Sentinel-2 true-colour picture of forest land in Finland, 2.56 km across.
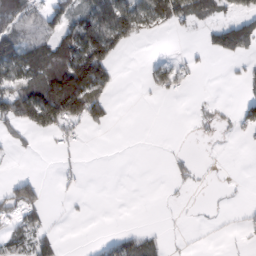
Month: February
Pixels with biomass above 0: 34%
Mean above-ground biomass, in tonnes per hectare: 41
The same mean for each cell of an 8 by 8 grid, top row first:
88 75 64 144 86 80 52 60
138 91 157 110 1 2 32 80
86 113 168 60 19 55 0 11
145 177 139 29 0 0 15 35
34 4 16 0 0 1 6 3
26 1 9 0 0 26 3 1
66 13 2 0 0 1 2 6
39 12 1 24 31 2 2 5
